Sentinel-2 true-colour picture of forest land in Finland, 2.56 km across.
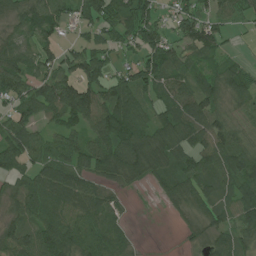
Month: July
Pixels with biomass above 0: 83%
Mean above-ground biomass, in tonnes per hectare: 69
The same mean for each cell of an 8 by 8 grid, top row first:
60 79 51 81 85 60 61 45
60 59 63 56 81 51 70 9
77 85 119 76 77 70 61 69
64 76 112 99 54 84 97 48
96 68 68 114 92 76 78 73
56 93 74 63 65 71 69 97
54 74 80 55 2 36 59 75
85 97 98 78 3 4 54 54
